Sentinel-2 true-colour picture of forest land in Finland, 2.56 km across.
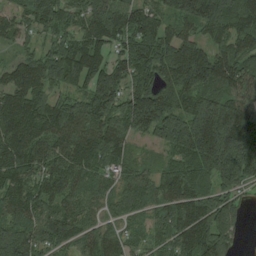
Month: August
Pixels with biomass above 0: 93%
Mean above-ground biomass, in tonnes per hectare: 127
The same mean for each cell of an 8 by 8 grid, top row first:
74 121 101 156 127 110 192 133
52 79 132 98 142 142 93 112
121 137 140 164 106 159 147 139
160 125 134 134 205 178 230 153
153 116 129 134 45 178 266 223
135 119 117 71 67 114 137 162
111 88 84 57 75 134 165 78
150 115 98 90 59 130 190 51
